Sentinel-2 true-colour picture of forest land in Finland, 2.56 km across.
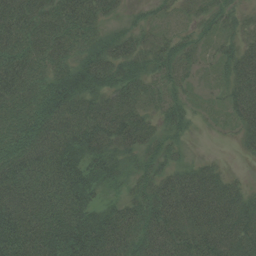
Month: August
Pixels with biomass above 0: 88%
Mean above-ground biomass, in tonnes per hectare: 68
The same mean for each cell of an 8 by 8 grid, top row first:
99 88 106 28 16 16 32 24
89 83 61 66 43 40 19 45
103 71 94 73 53 34 12 76
77 105 97 84 44 43 9 59
92 96 101 75 57 30 1 20
94 88 95 61 48 60 64 11
95 89 92 53 80 96 103 83
118 104 133 104 82 85 94 86
